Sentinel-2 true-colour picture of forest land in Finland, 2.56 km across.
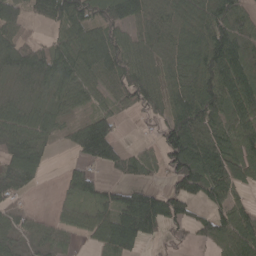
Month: April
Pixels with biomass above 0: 77%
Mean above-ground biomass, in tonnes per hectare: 64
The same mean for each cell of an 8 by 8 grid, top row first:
62 59 96 81 61 74 86 56
71 47 80 108 58 68 106 68
40 62 73 70 82 56 105 97
66 43 26 44 44 81 81 70
82 34 68 75 18 135 88 75
93 14 58 12 30 95 106 63
39 7 40 65 112 68 50 48
46 40 19 75 55 24 41 81
